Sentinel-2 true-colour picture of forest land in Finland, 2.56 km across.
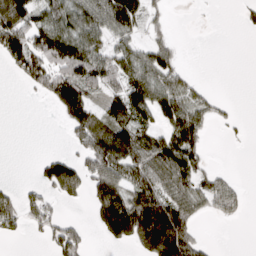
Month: March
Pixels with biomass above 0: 52%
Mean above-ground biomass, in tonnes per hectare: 69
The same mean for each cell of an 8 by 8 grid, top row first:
144 74 98 98 52 1 1 11
102 141 123 57 47 35 0 0
17 112 151 77 108 63 5 0
0 5 118 87 91 102 53 5
0 0 56 142 95 104 27 4
1 75 113 114 92 96 50 7
80 48 7 204 260 138 44 44
13 37 73 66 184 269 17 0
